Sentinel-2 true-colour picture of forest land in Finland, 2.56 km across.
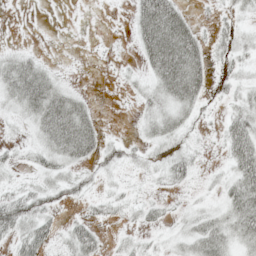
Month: May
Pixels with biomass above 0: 58%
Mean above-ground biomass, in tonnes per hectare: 24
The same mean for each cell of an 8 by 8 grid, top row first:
0 0 1 1 55 47 5 17
12 2 1 1 36 73 25 25
50 35 3 3 18 63 25 25
21 59 41 1 19 37 9 36
12 35 56 14 17 25 8 55
9 24 23 10 12 29 9 45
48 28 8 17 19 9 19 58
27 26 45 7 14 20 53 40
